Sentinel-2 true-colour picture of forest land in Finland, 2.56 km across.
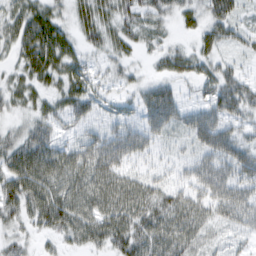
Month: February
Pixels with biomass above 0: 82%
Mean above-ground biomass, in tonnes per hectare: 46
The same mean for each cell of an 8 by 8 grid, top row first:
46 54 41 52 47 31 44 30
40 76 33 37 26 24 33 22
31 47 47 23 25 35 42 40
24 38 44 20 54 58 54 48
47 59 42 67 50 13 60 60
68 64 61 69 33 19 64 59
46 75 61 65 66 59 50 75
24 20 42 59 65 56 28 18
